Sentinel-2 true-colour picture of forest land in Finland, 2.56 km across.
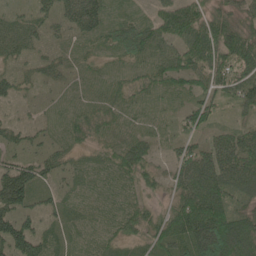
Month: May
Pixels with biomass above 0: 85%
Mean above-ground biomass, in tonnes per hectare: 47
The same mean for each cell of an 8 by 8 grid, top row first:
20 29 77 28 20 91 58 42
38 22 15 38 65 46 91 102
29 22 13 18 35 55 62 84
9 11 21 25 16 24 48 27
38 31 26 32 38 28 20 44
101 39 17 22 43 46 101 82
85 27 18 15 39 64 134 45
120 45 14 24 44 79 155 132
